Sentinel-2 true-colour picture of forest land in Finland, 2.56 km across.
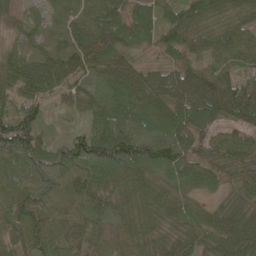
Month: May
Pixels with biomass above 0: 97%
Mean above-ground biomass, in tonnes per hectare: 72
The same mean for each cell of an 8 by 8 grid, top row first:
33 40 56 76 67 69 77 60
38 46 93 98 35 81 65 69
77 94 69 102 80 99 100 78
82 33 41 83 85 85 125 111
126 58 99 136 116 98 70 86
68 79 77 71 58 70 63 69
81 67 50 48 48 50 38 63
73 73 49 36 43 53 58 87
